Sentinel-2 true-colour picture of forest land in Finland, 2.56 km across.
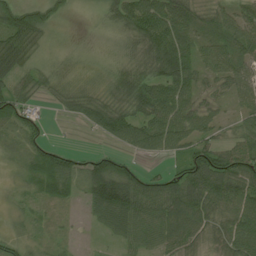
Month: July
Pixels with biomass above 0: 84%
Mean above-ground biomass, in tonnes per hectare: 51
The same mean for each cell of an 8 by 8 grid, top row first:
68 45 8 43 85 83 30 49
74 20 7 14 69 89 45 65
52 36 21 39 75 88 32 57
64 10 49 91 69 81 41 33
26 36 3 26 67 62 54 46
13 73 58 114 45 57 106 73
18 19 12 104 71 85 76 83
29 21 6 19 55 64 41 91
